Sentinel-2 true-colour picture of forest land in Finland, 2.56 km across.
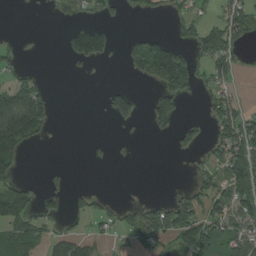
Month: August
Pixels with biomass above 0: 36%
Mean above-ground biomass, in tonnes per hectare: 46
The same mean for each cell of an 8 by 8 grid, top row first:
0 6 40 24 25 22 18 107
17 0 77 32 93 48 95 33
29 7 3 1 43 110 35 20
128 65 0 68 16 74 21 71
161 7 0 5 0 22 34 129
44 10 0 0 0 0 52 147
102 31 25 26 54 96 70 89
107 47 53 20 62 62 102 70
